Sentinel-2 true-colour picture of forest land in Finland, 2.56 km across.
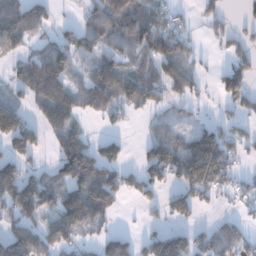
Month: December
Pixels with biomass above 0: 60%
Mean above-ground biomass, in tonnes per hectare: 73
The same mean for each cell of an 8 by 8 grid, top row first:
130 48 26 88 110 49 35 22
56 64 84 56 107 90 10 41
55 144 50 101 97 85 14 96
102 100 75 52 32 23 7 46
102 30 122 54 26 67 163 58
130 47 180 103 61 60 128 40
117 77 171 81 25 58 18 28
151 121 45 50 45 28 91 105
